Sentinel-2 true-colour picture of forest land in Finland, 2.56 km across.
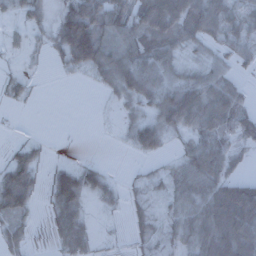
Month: December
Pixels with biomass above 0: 68%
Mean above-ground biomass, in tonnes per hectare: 48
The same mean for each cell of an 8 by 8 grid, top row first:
25 31 170 100 93 96 93 47
10 31 162 79 91 52 26 42
21 1 6 56 104 64 57 21
3 0 0 4 37 119 81 57
16 6 1 1 67 17 67 35
73 26 64 13 18 38 74 35
61 23 47 13 22 38 80 118
28 13 43 4 24 36 85 83
